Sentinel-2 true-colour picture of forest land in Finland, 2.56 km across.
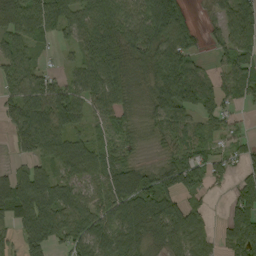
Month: September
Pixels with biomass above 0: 81%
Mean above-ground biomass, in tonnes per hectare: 61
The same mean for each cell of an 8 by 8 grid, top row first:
77 84 62 71 79 105 14 84
60 16 56 76 84 93 19 81
59 46 47 67 44 106 52 75
47 85 52 57 26 79 51 19
46 71 46 39 11 36 31 21
54 51 57 71 54 75 61 36
95 87 75 73 88 70 26 85
40 78 70 85 68 77 41 96
